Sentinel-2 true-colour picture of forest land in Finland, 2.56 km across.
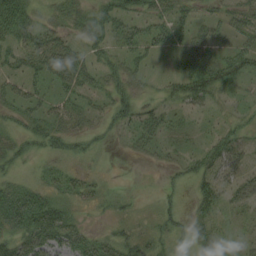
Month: August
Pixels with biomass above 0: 61%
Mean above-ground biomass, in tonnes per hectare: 28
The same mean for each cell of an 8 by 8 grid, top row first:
44 16 27 44 39 36 18 37
32 43 24 29 38 26 33 38
26 29 37 24 17 22 55 23
22 25 26 31 37 20 17 16
20 25 21 8 22 17 22 32
16 21 20 4 1 10 40 42
66 62 17 13 4 14 29 25
45 54 45 38 24 21 29 14
